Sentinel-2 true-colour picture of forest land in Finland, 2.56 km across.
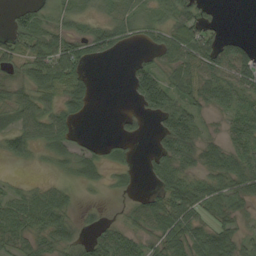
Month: September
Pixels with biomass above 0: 70%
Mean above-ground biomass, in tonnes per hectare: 38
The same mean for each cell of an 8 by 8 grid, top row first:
24 21 26 25 24 55 28 0
39 61 53 43 20 66 68 38
26 65 55 0 63 42 55 55
36 47 33 3 30 70 26 45
43 40 21 13 3 70 32 43
5 7 29 9 10 52 43 59
50 66 14 4 48 96 51 31
40 37 24 56 35 70 66 36
